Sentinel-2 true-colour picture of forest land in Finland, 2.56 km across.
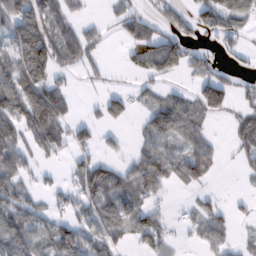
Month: February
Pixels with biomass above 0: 55%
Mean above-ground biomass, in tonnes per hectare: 50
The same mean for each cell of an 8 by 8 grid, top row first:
82 72 15 22 34 44 71 67
75 102 92 3 48 77 20 25
94 75 14 10 28 19 68 23
91 128 8 53 35 96 69 35
72 71 43 19 28 40 44 37
74 10 55 64 78 53 37 13
85 31 46 69 47 3 35 11
104 68 93 59 54 15 39 14
